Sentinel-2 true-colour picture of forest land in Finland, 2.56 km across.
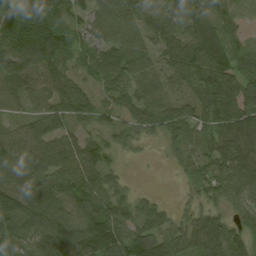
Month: August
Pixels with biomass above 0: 92%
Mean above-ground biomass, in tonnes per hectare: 77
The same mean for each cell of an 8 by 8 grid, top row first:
94 128 53 123 87 84 80 30
136 134 66 97 85 91 126 42
94 83 42 73 78 60 107 75
34 71 66 68 70 70 85 97
85 91 78 46 19 57 64 100
89 88 111 44 1 15 63 80
112 98 73 76 49 24 47 42
91 99 102 109 85 81 115 66
